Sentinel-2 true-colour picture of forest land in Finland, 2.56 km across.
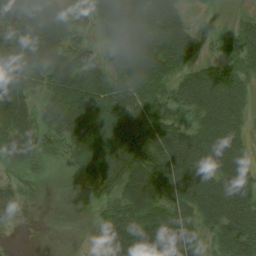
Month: August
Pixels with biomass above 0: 80%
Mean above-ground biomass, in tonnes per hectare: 66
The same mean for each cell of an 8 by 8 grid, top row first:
80 99 50 71 80 63 2 7
79 98 49 60 101 87 10 66
76 74 101 75 96 50 72 59
70 61 118 106 80 35 81 51
74 47 93 114 124 94 83 46
11 9 28 106 121 108 72 64
20 0 1 64 109 84 79 77
0 0 2 76 109 103 42 83
